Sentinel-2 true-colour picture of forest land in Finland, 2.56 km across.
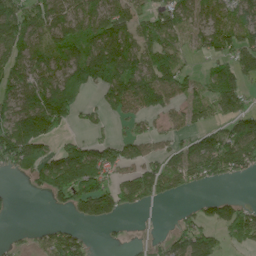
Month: June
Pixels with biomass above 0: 65%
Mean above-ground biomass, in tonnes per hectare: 80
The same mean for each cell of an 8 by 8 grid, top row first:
124 101 94 104 63 107 83 94
115 93 105 130 88 70 70 124
100 84 118 122 106 98 61 94
111 209 41 53 71 43 62 107
195 76 81 74 59 46 76 104
34 121 222 86 79 73 59 32
6 14 91 121 38 7 24 36
14 76 60 7 14 47 50 40
